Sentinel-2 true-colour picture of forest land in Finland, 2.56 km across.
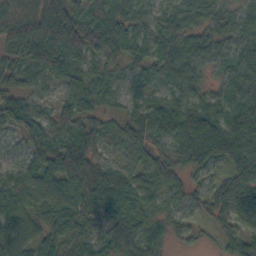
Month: October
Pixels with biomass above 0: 94%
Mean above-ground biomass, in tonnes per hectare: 54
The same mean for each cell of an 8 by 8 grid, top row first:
74 122 51 83 35 35 50 32
82 143 84 71 38 42 49 37
44 45 43 34 29 45 30 71
79 26 48 22 48 61 49 63
28 55 69 26 47 54 86 83
53 55 88 57 41 40 37 56
65 62 65 54 35 33 42 86
66 49 61 38 60 21 11 47
